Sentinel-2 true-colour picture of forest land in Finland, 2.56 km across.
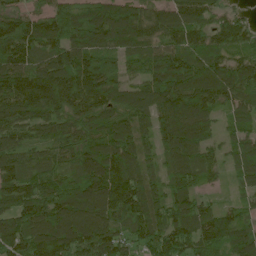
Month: June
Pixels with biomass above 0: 94%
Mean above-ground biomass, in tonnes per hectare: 120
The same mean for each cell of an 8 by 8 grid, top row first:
97 102 111 145 112 137 99 50
138 113 144 108 108 120 108 91
165 153 166 115 105 184 156 139
143 123 129 122 122 162 111 81
96 77 97 134 88 140 95 84
130 110 104 172 117 102 71 55
115 136 153 159 128 130 67 53
154 170 165 138 94 143 129 107
